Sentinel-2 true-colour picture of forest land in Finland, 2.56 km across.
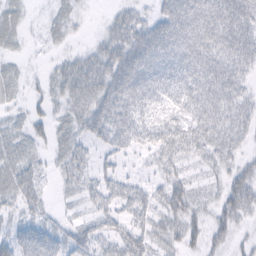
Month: February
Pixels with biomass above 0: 75%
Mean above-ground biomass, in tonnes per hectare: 28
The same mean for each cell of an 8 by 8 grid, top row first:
18 9 10 13 17 54 60 56
10 5 8 31 51 48 50 52
16 13 38 41 47 47 48 27
9 16 29 42 35 35 45 28
24 15 23 28 25 41 36 19
34 10 28 24 10 24 14 29
16 12 12 26 33 38 19 41
31 39 29 34 32 25 32 9
